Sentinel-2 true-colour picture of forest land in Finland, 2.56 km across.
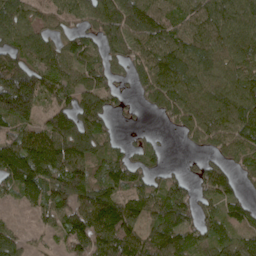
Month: May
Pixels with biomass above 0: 82%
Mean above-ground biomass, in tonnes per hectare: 85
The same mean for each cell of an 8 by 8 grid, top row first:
107 61 70 128 149 76 97 94
68 80 67 66 96 102 100 89
156 95 64 47 79 117 68 86
175 74 115 54 19 71 80 107
113 138 154 45 28 5 58 98
124 151 135 99 60 30 57 29
16 83 114 117 84 109 43 50
73 22 114 124 82 112 62 67
